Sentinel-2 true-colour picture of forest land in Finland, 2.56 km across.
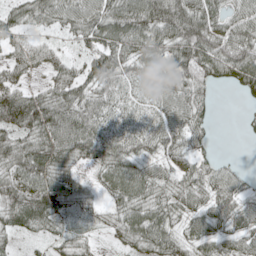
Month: May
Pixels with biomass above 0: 86%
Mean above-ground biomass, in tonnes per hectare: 57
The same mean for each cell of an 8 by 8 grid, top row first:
56 63 71 77 101 107 78 51
50 40 32 70 67 74 85 82
56 38 64 59 54 60 49 54
135 97 75 42 36 61 29 5
70 82 75 58 47 50 28 2
63 73 35 60 60 51 49 29
75 79 35 37 65 56 55 56
22 27 31 19 72 58 59 50
